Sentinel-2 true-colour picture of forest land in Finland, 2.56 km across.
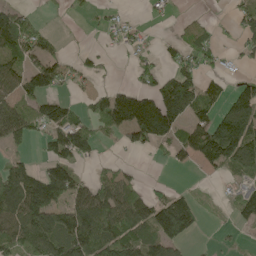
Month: May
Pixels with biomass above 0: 56%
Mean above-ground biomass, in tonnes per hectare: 77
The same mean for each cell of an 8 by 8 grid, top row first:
85 10 14 24 8 10 12 50
110 64 11 16 21 43 62 37
93 125 35 15 40 122 52 44
90 121 43 158 198 145 77 143
42 73 122 17 69 81 161 185
112 127 52 62 11 1 13 43
126 138 119 123 102 197 17 71
111 125 153 144 115 113 2 10
